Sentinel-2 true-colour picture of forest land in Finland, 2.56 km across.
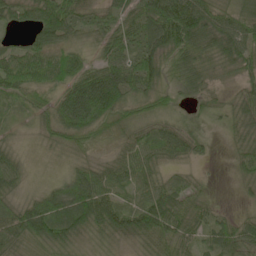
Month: May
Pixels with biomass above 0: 91%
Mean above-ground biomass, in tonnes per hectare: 53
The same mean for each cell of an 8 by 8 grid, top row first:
49 85 52 46 82 139 90 63
27 68 31 53 68 105 77 80
66 50 74 78 82 47 43 35
22 47 113 74 37 23 23 52
16 25 43 27 54 66 16 36
43 12 61 50 59 27 8 24
48 83 101 63 59 67 33 10
50 61 34 30 43 65 40 64
